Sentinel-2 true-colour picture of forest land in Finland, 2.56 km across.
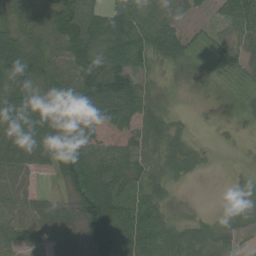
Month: July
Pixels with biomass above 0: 82%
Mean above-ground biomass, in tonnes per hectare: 62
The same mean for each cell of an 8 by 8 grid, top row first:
63 92 119 86 61 30 13 72
101 64 112 83 74 66 42 56
92 71 106 117 45 15 24 39
95 93 134 74 64 17 1 28
72 103 113 31 62 51 8 6
59 20 86 86 58 44 8 15
55 63 78 92 64 18 3 40
52 51 73 172 91 79 65 27
